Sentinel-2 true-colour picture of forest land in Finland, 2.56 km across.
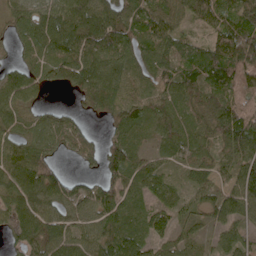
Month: May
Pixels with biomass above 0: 86%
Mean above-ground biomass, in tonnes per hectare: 62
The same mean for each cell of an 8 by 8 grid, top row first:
52 65 80 68 65 58 59 98
34 77 86 82 61 71 78 135
70 48 73 77 47 83 92 100
65 23 19 49 50 57 67 107
57 43 49 63 33 57 54 129
82 68 23 79 64 20 46 76
69 52 45 71 47 35 61 66
38 69 52 73 59 43 22 35
